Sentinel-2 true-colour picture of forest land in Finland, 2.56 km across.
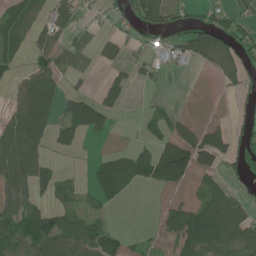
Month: June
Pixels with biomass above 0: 48%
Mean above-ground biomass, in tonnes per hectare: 36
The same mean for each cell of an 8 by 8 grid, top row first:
67 33 19 15 78 28 20 42
58 31 31 27 15 31 56 31
27 58 15 25 12 3 0 17
41 62 95 37 7 9 1 12
78 43 25 4 15 40 37 20
69 54 6 64 49 13 22 22
49 35 39 12 0 25 72 52
51 74 73 50 16 34 93 51
